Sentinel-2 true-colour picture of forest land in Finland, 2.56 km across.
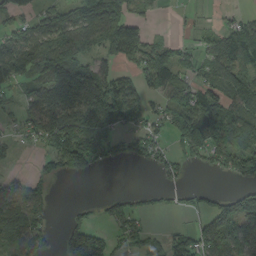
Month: September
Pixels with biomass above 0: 63%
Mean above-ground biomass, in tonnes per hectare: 76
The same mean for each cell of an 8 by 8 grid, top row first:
55 65 90 131 37 9 11 27
107 108 74 95 100 47 62 96
91 166 168 95 75 80 69 77
35 141 140 140 72 122 130 102
21 72 127 67 65 52 180 90
24 37 45 0 1 33 10 88
77 33 19 56 30 24 51 111
94 56 179 75 80 64 77 123
